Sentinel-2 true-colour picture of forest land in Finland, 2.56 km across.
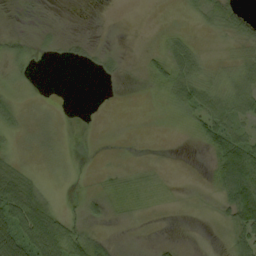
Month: September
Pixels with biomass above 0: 54%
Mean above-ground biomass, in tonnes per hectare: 17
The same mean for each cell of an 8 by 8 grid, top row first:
4 3 0 1 0 2 22 31
20 10 13 8 3 30 3 18
9 0 0 10 7 39 20 28
23 6 0 0 0 13 39 30
9 11 3 1 1 0 17 34
44 6 1 6 6 1 10 67
43 46 11 12 6 1 2 59
81 80 53 19 3 6 1 36
